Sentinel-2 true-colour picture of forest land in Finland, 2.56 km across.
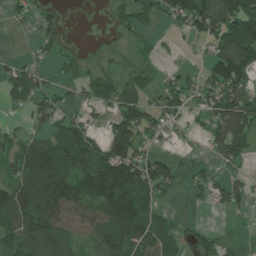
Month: June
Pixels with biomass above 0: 62%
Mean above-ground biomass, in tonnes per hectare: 72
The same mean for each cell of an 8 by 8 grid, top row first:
25 21 0 22 48 79 149 179
1 30 4 8 17 8 33 179
64 25 34 53 48 41 68 94
18 86 43 55 90 48 84 147
83 92 131 149 62 21 37 119
88 164 108 190 146 67 48 40
128 148 86 120 99 13 20 34
114 126 52 102 105 65 40 12
